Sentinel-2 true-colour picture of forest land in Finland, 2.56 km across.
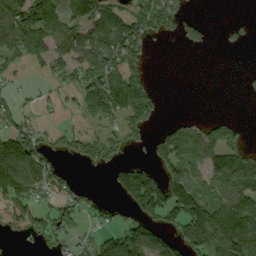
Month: September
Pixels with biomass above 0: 54%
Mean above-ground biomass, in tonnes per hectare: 77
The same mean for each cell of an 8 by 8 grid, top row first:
128 159 107 97 113 98 4 5
102 119 116 125 66 8 20 10
20 40 57 127 63 0 0 6
58 16 52 104 103 3 4 1
121 55 73 56 31 115 99 61
142 113 12 39 114 110 63 119
90 68 80 28 142 166 153 118
23 67 38 120 139 76 172 178
